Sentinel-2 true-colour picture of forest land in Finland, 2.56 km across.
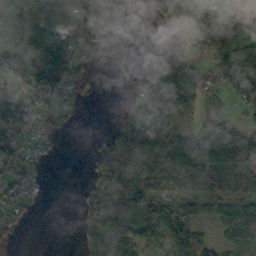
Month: October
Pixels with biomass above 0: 68%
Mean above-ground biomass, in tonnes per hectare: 78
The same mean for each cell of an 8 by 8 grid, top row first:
179 98 154 75 7 81 73 60
138 173 92 69 0 21 88 130
120 154 51 1 54 137 59 157
122 55 11 8 105 79 35 31
96 32 0 70 130 108 181 150
54 6 3 110 83 88 125 109
54 0 32 133 106 95 52 94
11 0 35 93 91 113 62 81
